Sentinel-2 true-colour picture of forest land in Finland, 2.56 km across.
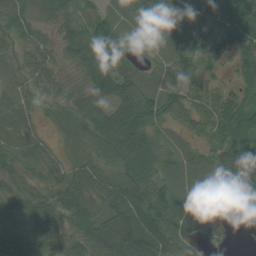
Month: August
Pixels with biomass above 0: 91%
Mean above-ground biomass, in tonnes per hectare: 59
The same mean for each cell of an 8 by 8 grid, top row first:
50 40 53 28 50 64 37 60
29 32 68 112 21 50 60 67
41 48 37 102 45 60 37 41
64 22 52 64 92 62 48 98
57 28 48 69 80 25 41 87
42 40 71 60 75 30 25 112
64 72 87 70 87 58 47 66
94 86 68 106 111 74 35 9
